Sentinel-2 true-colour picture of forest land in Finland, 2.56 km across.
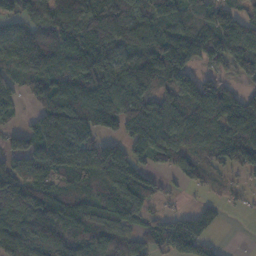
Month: November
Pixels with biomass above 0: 82%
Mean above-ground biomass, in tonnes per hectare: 98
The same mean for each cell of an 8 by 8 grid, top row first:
62 84 111 156 116 125 92 78
106 102 124 117 109 147 125 123
85 96 132 106 110 107 68 47
57 144 160 141 107 120 138 153
65 185 138 55 43 89 79 137
128 98 76 108 75 41 37 29
147 136 84 92 87 22 48 12
156 162 83 75 74 115 69 0
